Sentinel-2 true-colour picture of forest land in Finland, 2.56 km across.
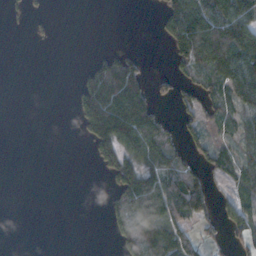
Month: November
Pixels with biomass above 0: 42%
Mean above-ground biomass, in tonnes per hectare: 44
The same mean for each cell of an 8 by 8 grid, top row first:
7 7 0 0 0 107 121 97
0 1 0 15 5 74 139 107
0 0 27 158 72 37 52 89
0 0 59 162 105 21 48 45
0 0 6 115 103 44 44 44
0 0 0 51 95 79 36 50
0 0 0 23 112 94 43 56
0 0 0 11 92 86 30 36
